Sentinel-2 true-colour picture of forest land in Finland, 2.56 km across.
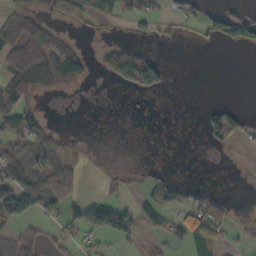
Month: October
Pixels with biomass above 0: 37%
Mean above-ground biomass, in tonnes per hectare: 36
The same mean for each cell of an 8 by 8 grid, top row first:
61 46 58 36 42 35 31 44
95 91 30 51 27 5 8 37
64 84 63 47 127 0 0 0
54 11 3 0 1 0 26 34
48 57 9 0 0 0 20 14
89 65 20 13 25 14 0 1
104 37 64 99 47 54 47 2
62 23 30 40 15 29 62 10
